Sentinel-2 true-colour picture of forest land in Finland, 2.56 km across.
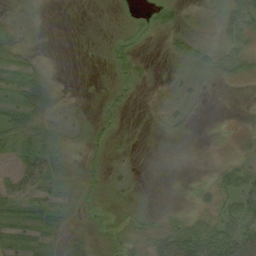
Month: September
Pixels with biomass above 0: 50%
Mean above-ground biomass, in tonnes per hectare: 15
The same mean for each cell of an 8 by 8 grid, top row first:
13 2 0 0 8 18 16 33
16 1 0 13 6 19 25 25
12 15 0 10 13 10 17 16
23 27 7 11 3 9 2 1
22 24 14 9 0 2 0 9
24 30 24 13 3 0 4 29
19 24 21 17 14 9 13 33
14 10 34 25 28 48 48 42
